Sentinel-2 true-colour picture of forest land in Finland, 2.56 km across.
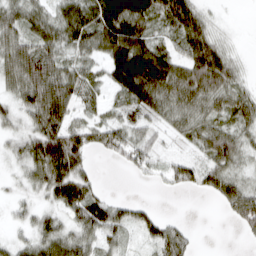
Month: March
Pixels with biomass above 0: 79%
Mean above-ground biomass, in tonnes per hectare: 56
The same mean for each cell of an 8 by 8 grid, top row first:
61 57 83 115 88 100 31 1
75 70 63 93 94 41 89 9
67 106 68 55 127 92 98 36
44 108 38 30 58 62 57 62
36 113 76 57 51 19 72 57
19 83 67 0 14 44 61 46
20 34 84 62 33 0 1 81
26 68 65 42 32 60 0 7
